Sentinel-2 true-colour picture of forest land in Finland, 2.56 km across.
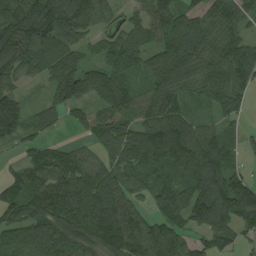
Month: August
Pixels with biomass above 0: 88%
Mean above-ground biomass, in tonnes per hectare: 98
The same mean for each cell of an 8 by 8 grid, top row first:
91 126 119 53 63 114 90 85
124 131 69 91 83 142 102 94
66 62 115 103 55 113 99 94
145 69 51 87 101 114 41 59
44 47 35 93 153 172 114 46
65 113 110 97 97 137 148 89
104 134 144 135 49 95 153 183
75 106 100 135 128 85 74 58
